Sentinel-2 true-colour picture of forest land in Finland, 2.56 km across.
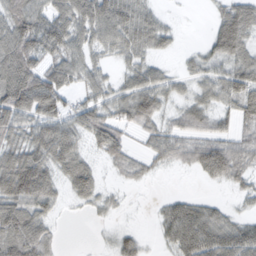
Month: February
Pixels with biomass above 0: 75%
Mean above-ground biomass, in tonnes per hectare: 49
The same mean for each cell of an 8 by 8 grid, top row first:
73 64 74 97 52 6 9 69
87 65 51 49 51 15 31 65
104 76 40 29 59 30 44 68
104 67 57 43 68 33 47 48
58 86 41 62 22 47 60 43
116 67 67 12 19 4 38 39
72 44 13 19 2 43 34 14
75 47 0 21 18 54 73 69
